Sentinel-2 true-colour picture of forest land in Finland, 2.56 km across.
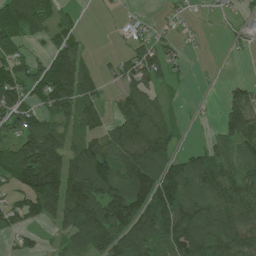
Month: July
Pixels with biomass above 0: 68%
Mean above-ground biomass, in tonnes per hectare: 81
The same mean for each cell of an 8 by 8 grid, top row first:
147 100 17 8 9 11 6 20
59 50 61 3 46 29 3 12
97 126 134 28 81 26 2 20
92 74 86 33 120 23 2 108
96 134 67 99 141 41 40 93
130 199 143 112 162 126 115 86
80 97 181 125 137 136 110 112
29 16 100 143 134 131 122 120
